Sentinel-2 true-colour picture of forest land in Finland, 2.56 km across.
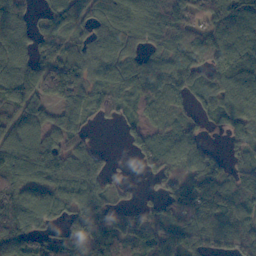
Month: November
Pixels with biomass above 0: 82%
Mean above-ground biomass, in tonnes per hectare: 85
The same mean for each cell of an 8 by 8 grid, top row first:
119 47 76 102 114 138 89 122
120 49 66 105 65 80 105 110
118 108 96 87 98 124 63 110
75 53 77 55 41 54 49 111
98 96 53 1 77 98 32 51
92 97 89 44 34 63 120 73
125 91 84 69 52 85 122 84
101 54 140 127 105 60 80 98
